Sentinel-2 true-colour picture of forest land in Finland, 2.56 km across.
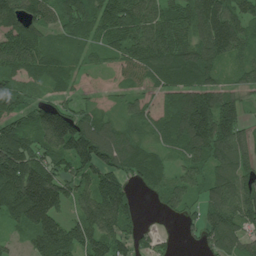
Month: July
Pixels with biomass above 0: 86%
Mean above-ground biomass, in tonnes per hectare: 95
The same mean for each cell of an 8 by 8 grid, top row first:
128 102 147 151 128 117 174 111
113 62 44 62 108 125 142 77
64 67 22 17 56 107 82 44
66 98 66 29 50 145 164 85
138 95 161 119 52 83 141 96
196 149 87 109 73 49 71 98
123 183 71 151 13 49 70 118
29 174 125 104 39 15 69 84
